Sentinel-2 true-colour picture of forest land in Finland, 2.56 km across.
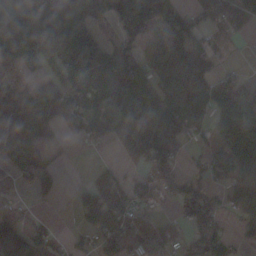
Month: November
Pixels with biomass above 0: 71%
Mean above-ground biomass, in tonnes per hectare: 91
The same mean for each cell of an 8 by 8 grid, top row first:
92 211 101 78 154 101 73 76
178 196 243 82 81 139 66 3
27 54 145 204 121 138 108 45
124 126 56 136 226 125 110 138
117 64 16 41 143 73 48 149
43 46 1 57 54 71 46 88
16 4 67 118 38 29 123 86
104 45 25 99 81 39 83 28
